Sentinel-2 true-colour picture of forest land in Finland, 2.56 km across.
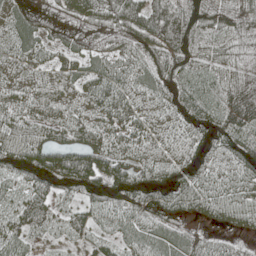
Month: May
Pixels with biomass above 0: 94%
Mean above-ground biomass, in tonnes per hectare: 57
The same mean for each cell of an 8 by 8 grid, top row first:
71 56 59 67 77 62 63 53
53 45 53 50 63 87 36 30
44 44 54 63 49 71 38 48
49 51 45 74 46 61 63 104
64 62 73 60 49 43 67 56
60 95 109 96 68 67 58 62
46 45 37 56 60 58 56 65
48 18 27 39 54 55 35 17
